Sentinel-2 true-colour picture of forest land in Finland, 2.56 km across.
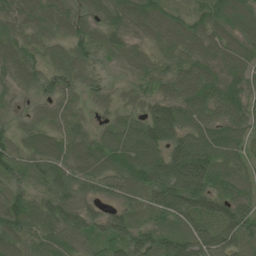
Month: June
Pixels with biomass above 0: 96%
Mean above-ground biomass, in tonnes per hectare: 66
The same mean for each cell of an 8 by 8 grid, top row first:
59 65 45 67 83 51 70 70
65 40 55 47 37 60 59 61
54 44 35 14 41 74 68 57
26 25 26 28 61 93 63 62
52 64 67 79 108 102 81 57
62 81 75 73 89 143 106 52
83 79 78 44 63 105 92 73
63 61 58 77 77 88 95 69
